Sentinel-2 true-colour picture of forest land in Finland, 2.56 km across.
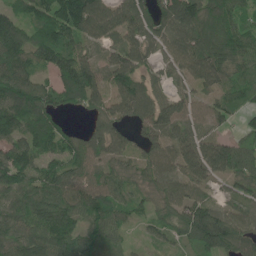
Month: June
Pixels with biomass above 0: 90%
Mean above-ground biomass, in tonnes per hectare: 102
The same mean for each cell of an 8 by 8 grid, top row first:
89 125 208 120 109 147 161 96
141 141 95 67 76 84 148 134
152 63 171 92 85 51 105 93
143 125 50 81 102 104 72 54
117 110 87 96 72 96 101 91
129 102 86 89 79 90 94 110
104 142 106 98 55 99 98 64
98 125 86 65 21 50 151 113
